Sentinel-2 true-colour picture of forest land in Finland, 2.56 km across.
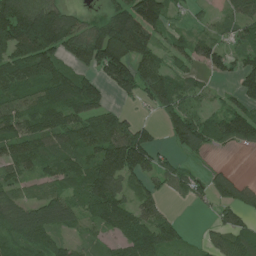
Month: June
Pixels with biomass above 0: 76%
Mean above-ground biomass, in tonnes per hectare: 87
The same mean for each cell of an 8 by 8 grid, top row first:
161 151 51 86 153 28 20 72
143 139 119 171 100 60 72 60
124 128 111 113 108 79 31 68
82 136 117 69 16 92 49 92
106 81 106 144 108 55 72 62
64 66 112 141 82 76 49 22
83 143 100 135 71 11 23 82
80 79 36 54 131 74 38 94
